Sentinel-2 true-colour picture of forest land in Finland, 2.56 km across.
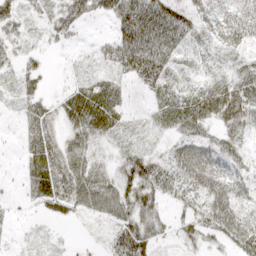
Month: April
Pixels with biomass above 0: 82%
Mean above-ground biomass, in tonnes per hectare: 41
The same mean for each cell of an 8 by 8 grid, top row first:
46 33 47 60 127 84 66 48
25 14 12 48 109 62 26 49
28 10 22 30 56 23 19 38
13 22 60 47 14 45 43 65
7 35 39 19 21 39 41 25
9 56 50 36 91 54 83 40
8 28 35 51 65 21 60 46
7 16 6 41 72 23 28 51
